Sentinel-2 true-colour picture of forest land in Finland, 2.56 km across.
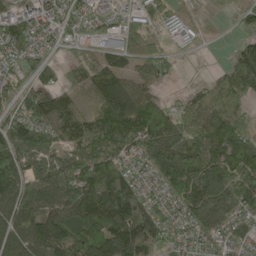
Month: May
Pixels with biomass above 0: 87%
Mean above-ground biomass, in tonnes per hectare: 123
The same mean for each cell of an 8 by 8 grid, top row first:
100 74 68 42 47 31 9 47
85 41 40 84 99 13 3 77
50 76 78 132 95 12 33 152
74 142 86 154 193 79 115 78
141 109 108 102 169 209 165 185
187 113 156 220 66 246 257 243
160 128 193 260 177 103 325 195
132 216 145 248 226 61 97 104
